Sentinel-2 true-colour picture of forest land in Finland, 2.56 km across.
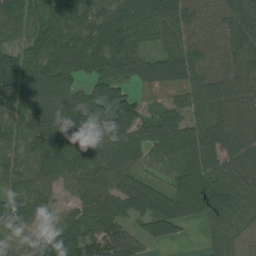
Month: August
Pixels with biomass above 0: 90%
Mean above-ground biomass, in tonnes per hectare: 101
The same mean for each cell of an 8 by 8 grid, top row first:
112 113 105 116 129 120 87 109
91 139 125 146 66 107 93 102
150 142 79 101 81 87 110 106
115 159 191 147 54 63 113 109
75 143 124 135 83 112 126 103
75 104 107 114 43 50 111 89
115 89 76 104 83 90 106 96
42 142 107 111 50 26 41 47
